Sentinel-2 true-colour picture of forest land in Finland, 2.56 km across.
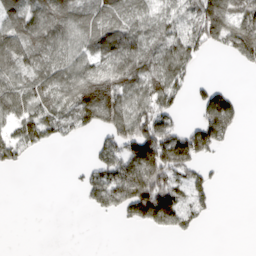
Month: March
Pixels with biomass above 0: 57%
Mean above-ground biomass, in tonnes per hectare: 68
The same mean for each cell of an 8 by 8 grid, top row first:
76 94 74 71 53 64 155 126
95 87 68 95 83 105 63 127
71 86 128 137 95 79 18 0
75 81 141 152 94 52 122 36
80 34 8 100 180 145 113 2
0 0 25 138 189 105 34 0
0 0 9 55 162 120 30 0
0 0 0 0 0 5 0 0
